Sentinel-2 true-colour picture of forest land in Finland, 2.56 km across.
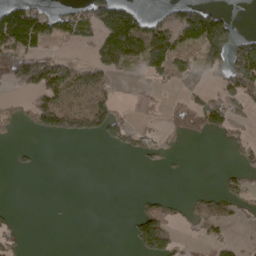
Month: April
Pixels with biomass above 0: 36%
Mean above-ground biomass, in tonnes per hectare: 46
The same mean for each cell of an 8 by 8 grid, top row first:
123 71 57 148 50 54 100 3
117 30 22 166 140 84 139 68
81 128 87 35 14 40 28 119
38 142 93 67 10 64 119 47
11 0 3 27 38 7 4 30
4 0 0 0 0 3 0 31
6 1 0 0 30 17 45 21
29 0 0 0 95 34 23 11
